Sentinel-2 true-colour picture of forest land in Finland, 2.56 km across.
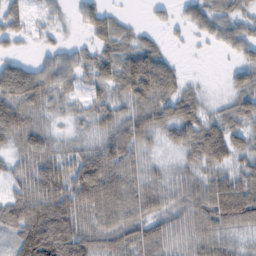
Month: February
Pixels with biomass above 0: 84%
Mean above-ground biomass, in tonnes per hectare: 52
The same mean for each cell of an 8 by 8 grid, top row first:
33 18 24 28 4 14 46 32
13 18 23 53 50 5 8 37
89 57 34 59 109 47 3 36
83 33 21 44 65 71 26 52
46 44 26 71 38 38 99 37
37 83 90 88 43 30 46 53
71 106 75 85 60 54 85 113
58 131 92 61 72 47 58 25
